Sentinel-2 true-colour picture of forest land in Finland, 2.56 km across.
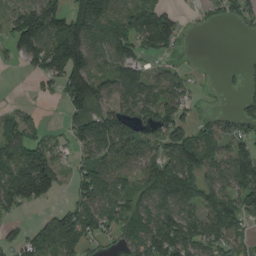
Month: August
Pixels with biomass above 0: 70%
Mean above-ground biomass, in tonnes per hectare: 86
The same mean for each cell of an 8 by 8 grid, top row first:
87 158 146 113 131 46 56 62
75 157 177 103 83 43 0 0
1 73 174 87 98 63 4 30
30 5 86 77 98 82 19 54
106 81 73 135 87 115 70 66
155 162 65 109 88 130 85 136
75 31 94 88 95 112 93 99
61 123 94 52 124 143 95 58
